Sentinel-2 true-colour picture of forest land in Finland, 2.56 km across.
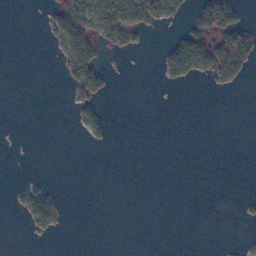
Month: November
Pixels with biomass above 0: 16%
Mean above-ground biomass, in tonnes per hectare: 14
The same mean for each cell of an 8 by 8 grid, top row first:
0 11 64 93 68 16 89 28
0 5 59 29 11 41 63 103
0 0 51 9 0 21 12 25
0 0 18 4 0 0 0 0
0 0 2 11 0 0 0 0
0 3 0 0 0 0 0 0
5 55 0 0 0 0 0 4
0 3 0 0 0 0 0 2
